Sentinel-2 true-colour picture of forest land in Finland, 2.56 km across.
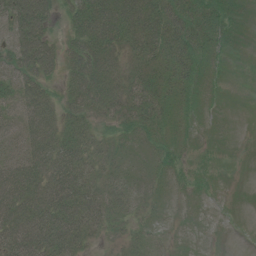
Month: July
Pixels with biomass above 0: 80%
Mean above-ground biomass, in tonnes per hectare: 34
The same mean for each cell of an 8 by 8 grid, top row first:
77 52 50 64 55 44 33 8
68 61 50 38 41 44 29 6
55 34 58 37 31 35 17 4
47 48 37 30 40 23 8 0
44 65 43 19 14 17 5 1
72 71 60 21 11 12 8 1
77 80 65 28 14 4 2 0
75 74 41 12 17 5 2 0
